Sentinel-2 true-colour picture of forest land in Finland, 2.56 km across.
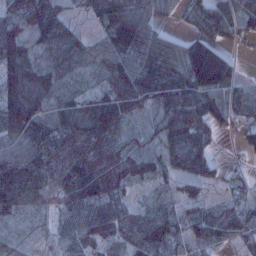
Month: January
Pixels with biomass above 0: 89%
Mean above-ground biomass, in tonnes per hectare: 85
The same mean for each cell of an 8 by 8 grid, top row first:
91 141 26 104 85 36 110 82
135 58 48 82 115 68 113 22
141 83 28 77 119 103 165 44
145 78 69 119 55 116 94 62
81 125 136 109 43 86 60 30
169 149 192 135 88 62 55 30
111 76 101 84 44 49 41 46
69 47 66 71 91 53 64 49
